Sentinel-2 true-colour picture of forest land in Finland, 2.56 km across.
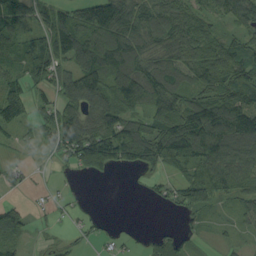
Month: September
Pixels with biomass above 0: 74%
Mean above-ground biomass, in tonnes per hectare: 74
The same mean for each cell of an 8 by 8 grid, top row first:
77 74 97 152 95 79 47 74
68 100 138 140 103 102 89 92
47 88 139 102 149 93 98 113
81 66 103 104 58 107 126 112
27 40 143 173 126 137 136 123
25 6 27 23 36 37 77 93
37 30 14 0 2 33 40 40
38 6 14 23 21 61 12 19
